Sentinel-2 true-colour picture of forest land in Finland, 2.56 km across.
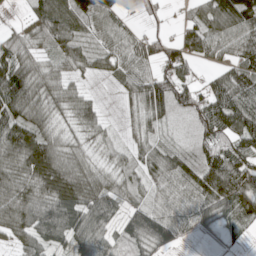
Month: May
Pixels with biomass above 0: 86%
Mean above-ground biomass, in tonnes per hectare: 72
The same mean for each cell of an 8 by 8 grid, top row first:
6 93 95 78 26 9 103 145
73 54 60 61 62 71 61 69
139 79 30 27 82 93 31 104
101 64 71 4 71 55 94 106
126 99 46 32 47 32 73 80
97 122 91 54 48 77 111 106
105 102 107 69 61 61 88 90
53 78 76 57 91 64 12 17
